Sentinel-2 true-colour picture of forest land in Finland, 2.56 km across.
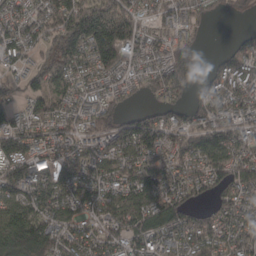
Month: March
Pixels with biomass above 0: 87%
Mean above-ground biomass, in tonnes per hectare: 113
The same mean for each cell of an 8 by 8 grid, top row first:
90 109 258 266 96 89 44 18
102 102 191 221 82 124 8 72
62 125 94 87 65 195 83 135
58 88 94 99 77 84 119 94
139 95 97 138 185 115 135 118
151 121 115 95 149 116 127 101
113 118 94 89 105 142 62 105
178 159 109 96 111 91 139 117
